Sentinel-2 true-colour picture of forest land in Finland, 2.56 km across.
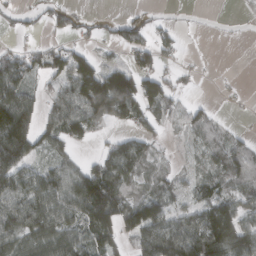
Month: March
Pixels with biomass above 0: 64%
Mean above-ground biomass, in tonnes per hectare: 61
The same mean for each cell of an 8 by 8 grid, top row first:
25 43 28 12 22 4 1 9
28 46 37 20 62 30 0 0
100 38 135 115 94 32 2 2
154 42 99 128 67 41 33 4
142 47 35 37 52 8 54 44
95 69 58 97 56 24 51 71
88 90 95 141 126 40 97 81
73 91 70 67 84 110 152 121
